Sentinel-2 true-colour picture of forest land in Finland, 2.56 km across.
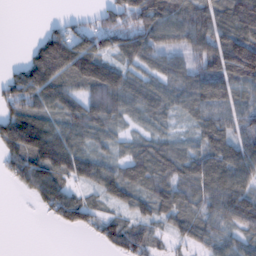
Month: February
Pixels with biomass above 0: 80%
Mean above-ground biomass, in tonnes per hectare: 77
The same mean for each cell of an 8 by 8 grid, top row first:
0 3 20 81 133 109 99 144
0 133 113 76 98 65 102 156
79 141 119 142 67 76 119 108
84 73 85 90 65 42 83 78
134 146 63 43 52 49 74 91
61 118 91 77 83 87 119 99
0 59 87 41 49 75 60 110
0 0 3 79 83 36 48 50
